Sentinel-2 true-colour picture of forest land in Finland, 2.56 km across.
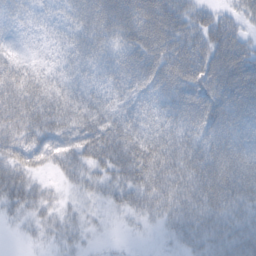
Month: February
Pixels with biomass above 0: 90%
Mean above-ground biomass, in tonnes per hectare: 58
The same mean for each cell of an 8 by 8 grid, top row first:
52 39 64 81 80 72 47 40
18 23 63 56 79 87 83 72
65 47 55 60 79 85 90 96
92 83 64 55 60 71 91 85
62 54 63 83 85 75 70 82
69 19 40 58 83 81 84 84
37 26 17 24 56 62 68 51
3 17 19 4 4 23 45 57
